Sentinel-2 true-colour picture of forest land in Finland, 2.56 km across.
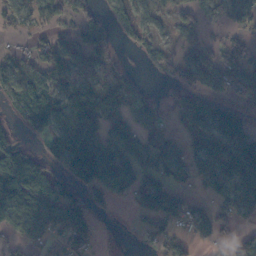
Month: November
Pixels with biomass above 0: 66%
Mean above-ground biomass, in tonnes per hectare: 73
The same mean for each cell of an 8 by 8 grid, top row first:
42 52 56 60 58 45 47 65
12 48 65 36 69 48 58 69
75 64 50 44 20 81 117 136
55 125 79 65 81 74 154 75
84 84 99 36 56 53 113 130
143 103 113 109 57 51 105 164
129 98 103 39 86 84 43 94
56 58 83 9 21 59 41 67
